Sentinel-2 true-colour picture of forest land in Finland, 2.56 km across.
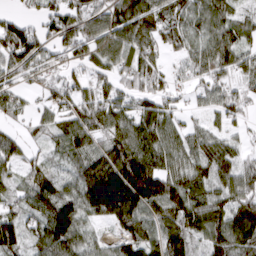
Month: March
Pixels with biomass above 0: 85%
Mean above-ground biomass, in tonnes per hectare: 84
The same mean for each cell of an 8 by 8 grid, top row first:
46 71 98 104 108 87 90 50
141 67 89 96 81 57 79 79
55 46 55 60 71 34 67 53
47 42 88 95 90 52 40 51
55 45 89 94 109 74 95 39
52 72 97 176 186 105 101 101
58 122 106 156 119 114 118 105
103 119 84 46 96 63 76 96
